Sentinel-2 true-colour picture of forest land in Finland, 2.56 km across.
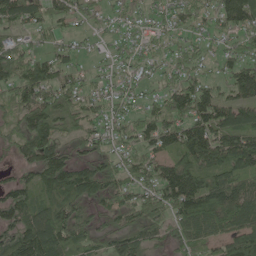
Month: May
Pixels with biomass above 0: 85%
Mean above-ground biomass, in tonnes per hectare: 83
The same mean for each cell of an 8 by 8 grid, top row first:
90 77 49 40 52 61 59 115
77 51 33 34 43 41 34 80
96 101 49 38 44 74 64 116
60 102 65 50 62 115 132 112
49 111 50 51 71 92 149 127
44 108 114 80 71 143 91 98
108 94 88 73 107 112 133 145
126 152 87 79 87 56 56 141
